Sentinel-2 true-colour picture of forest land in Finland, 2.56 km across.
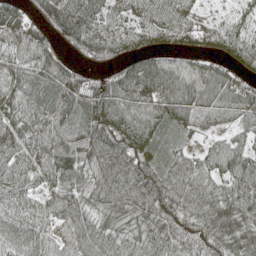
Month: May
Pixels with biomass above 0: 92%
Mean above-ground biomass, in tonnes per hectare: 73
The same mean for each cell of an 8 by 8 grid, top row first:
67 104 97 54 55 62 20 25
69 76 77 79 53 66 67 61
52 88 89 73 122 94 92 73
67 72 77 118 105 95 82 87
94 80 83 105 91 26 28 47
71 65 68 93 99 67 53 89
57 47 64 79 88 77 70 79
77 52 65 67 66 70 73 92
